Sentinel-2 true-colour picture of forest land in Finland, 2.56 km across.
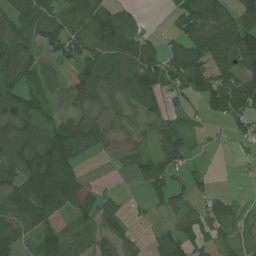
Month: July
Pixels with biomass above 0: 72%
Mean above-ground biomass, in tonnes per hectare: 63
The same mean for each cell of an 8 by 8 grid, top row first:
81 80 93 88 10 53 121 99
68 70 75 94 81 66 99 126
68 40 70 71 122 80 97 97
78 39 55 30 66 26 42 75
74 94 78 25 24 88 10 16
89 133 53 3 32 37 23 6
118 112 65 33 11 48 47 19
87 73 57 52 16 83 40 44
